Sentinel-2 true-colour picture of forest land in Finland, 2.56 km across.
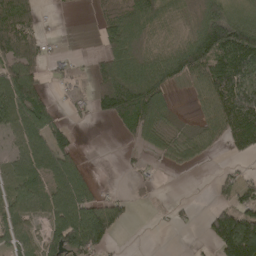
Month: April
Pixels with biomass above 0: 61%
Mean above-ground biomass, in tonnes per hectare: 66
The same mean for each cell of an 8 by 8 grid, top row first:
127 7 1 80 101 39 86 62
115 25 1 58 39 59 141 155
104 29 14 114 111 48 84 123
113 91 20 85 125 18 53 158
47 116 14 0 38 50 38 60
62 102 69 0 15 4 5 30
73 76 127 60 5 13 26 94
68 107 190 51 0 0 51 254
